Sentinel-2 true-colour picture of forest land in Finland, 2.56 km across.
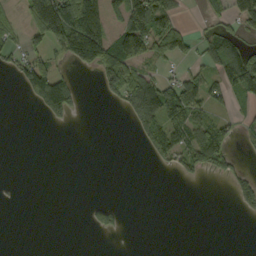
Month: September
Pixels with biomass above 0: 33%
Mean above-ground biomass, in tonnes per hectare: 45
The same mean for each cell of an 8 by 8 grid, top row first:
15 227 221 49 154 51 19 87
40 64 150 101 99 85 40 76
30 155 11 89 72 65 63 125
0 50 12 4 122 115 54 15
0 0 0 0 40 81 116 19
0 0 0 0 0 20 24 35
2 0 2 47 0 0 0 34
0 0 0 1 0 0 0 0
